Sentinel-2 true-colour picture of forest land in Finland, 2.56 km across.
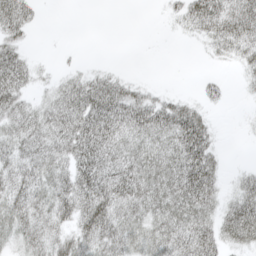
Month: April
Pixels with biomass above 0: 69%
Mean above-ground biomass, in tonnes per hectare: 35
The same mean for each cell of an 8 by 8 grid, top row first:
53 1 0 0 0 20 65 62
36 0 2 0 0 0 15 41
52 13 27 31 7 0 12 10
47 36 56 65 61 53 17 2
42 44 65 53 43 56 40 1
44 45 59 59 58 61 54 17
46 42 53 56 50 55 38 58
29 39 40 45 46 54 51 41
